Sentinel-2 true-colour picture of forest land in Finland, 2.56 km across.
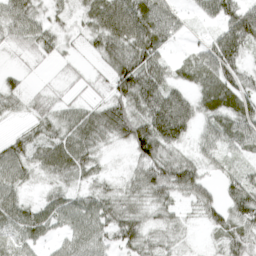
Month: April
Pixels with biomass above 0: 84%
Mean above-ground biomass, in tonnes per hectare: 48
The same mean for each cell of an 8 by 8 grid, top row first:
63 35 32 101 89 36 32 77
27 36 15 74 92 14 40 75
18 7 19 56 83 31 60 58
20 35 45 73 72 65 48 68
39 57 74 33 88 51 36 49
52 34 45 16 62 79 30 35
57 49 50 50 37 30 47 58
44 27 55 45 43 31 11 59
